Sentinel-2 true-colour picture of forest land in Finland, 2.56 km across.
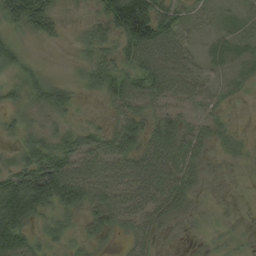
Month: August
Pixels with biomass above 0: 83%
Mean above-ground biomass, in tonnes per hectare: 53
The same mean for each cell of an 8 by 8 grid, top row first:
81 100 12 118 151 65 13 11
35 10 21 48 123 70 20 23
29 32 25 83 92 95 37 10
25 34 18 38 66 51 25 4
23 48 76 71 70 66 34 13
94 152 90 74 88 61 22 9
149 71 66 92 76 40 12 6
128 34 28 20 46 8 13 15
